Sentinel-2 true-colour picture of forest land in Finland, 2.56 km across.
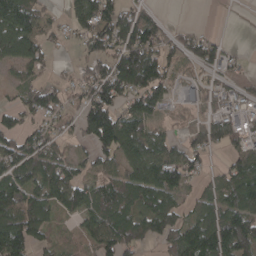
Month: April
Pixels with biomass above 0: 72%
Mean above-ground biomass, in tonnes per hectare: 77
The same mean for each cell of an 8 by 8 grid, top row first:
148 35 84 94 72 1 0 0
121 45 28 92 156 60 76 7
34 29 55 128 148 37 36 41
62 86 66 108 97 14 27 61
85 70 30 128 119 49 57 55
107 97 38 57 131 99 32 105
123 83 95 110 104 87 90 110
149 47 40 105 66 83 160 144
